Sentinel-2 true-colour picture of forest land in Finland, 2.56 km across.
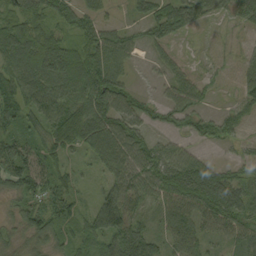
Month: September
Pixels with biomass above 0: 87%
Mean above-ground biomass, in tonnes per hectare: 67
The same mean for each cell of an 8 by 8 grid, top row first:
75 75 64 14 56 98 45 50
107 109 83 97 36 23 7 17
81 91 96 102 6 46 27 40
72 73 126 101 66 80 39 65
76 84 87 104 82 41 35 26
89 79 32 51 75 127 92 45
38 85 45 120 35 80 100 89
38 58 48 76 97 60 41 53
